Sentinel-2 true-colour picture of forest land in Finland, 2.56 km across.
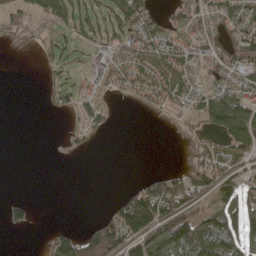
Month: May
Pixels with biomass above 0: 48%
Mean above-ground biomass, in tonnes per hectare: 55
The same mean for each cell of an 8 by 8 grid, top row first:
55 63 64 65 78 41 77 89
2 25 38 58 90 84 75 119
0 18 15 77 99 94 52 67
0 13 49 27 18 42 113 125
0 0 24 1 0 1 43 102
0 0 0 0 17 51 89 57
34 0 0 33 182 114 58 97
0 27 98 155 114 138 163 110
